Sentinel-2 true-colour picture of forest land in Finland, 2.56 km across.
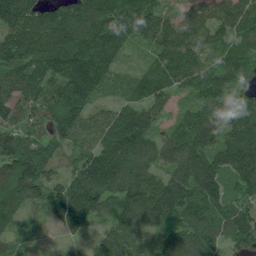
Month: June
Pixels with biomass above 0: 95%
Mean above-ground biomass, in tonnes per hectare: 129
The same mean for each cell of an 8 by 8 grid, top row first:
188 125 152 184 154 85 108 134
190 211 195 153 65 137 94 125
150 163 203 81 104 114 120 119
103 125 128 71 104 55 134 136
141 111 74 139 124 126 166 181
164 115 126 168 129 149 179 162
117 87 171 95 163 188 180 127
50 8 26 106 92 142 134 130
